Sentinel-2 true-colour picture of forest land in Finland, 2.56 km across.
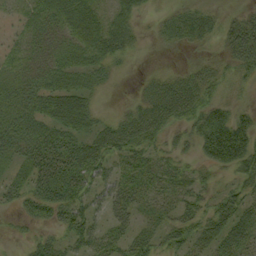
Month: September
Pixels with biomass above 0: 70%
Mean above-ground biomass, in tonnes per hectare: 29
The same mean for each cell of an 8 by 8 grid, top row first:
10 34 47 19 9 18 17 16
17 27 35 34 4 9 7 41
25 32 28 9 8 24 28 22
41 44 56 6 38 39 45 25
38 52 40 45 36 16 54 78
24 54 50 26 34 28 12 30
16 44 38 30 20 25 29 36
6 19 28 34 26 24 30 40
